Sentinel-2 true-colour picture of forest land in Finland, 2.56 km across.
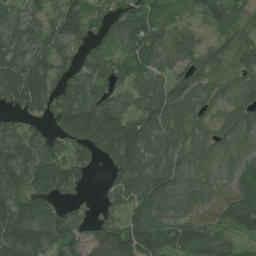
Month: July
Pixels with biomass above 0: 89%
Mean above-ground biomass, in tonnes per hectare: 89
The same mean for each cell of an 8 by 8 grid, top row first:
64 64 86 81 104 53 79 62
83 78 64 78 102 113 66 81
104 93 96 78 71 67 80 71
64 76 160 135 88 103 66 81
100 89 126 177 114 83 81 46
102 143 61 67 107 74 48 60
141 96 51 57 106 80 78 135
133 96 68 128 124 95 93 46
